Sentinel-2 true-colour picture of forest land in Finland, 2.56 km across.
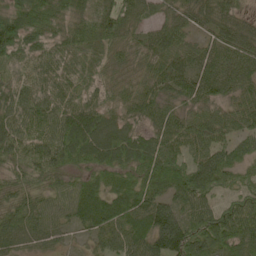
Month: May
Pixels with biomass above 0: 95%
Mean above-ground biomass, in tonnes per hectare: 70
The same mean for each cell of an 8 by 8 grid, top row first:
84 76 71 85 46 52 65 53
85 63 75 59 53 66 48 72
43 67 62 49 60 78 77 72
71 74 92 64 62 54 55 64
77 77 104 106 82 68 76 50
55 65 46 58 70 88 91 53
68 62 76 82 93 70 68 69
66 51 23 75 91 126 90 84
